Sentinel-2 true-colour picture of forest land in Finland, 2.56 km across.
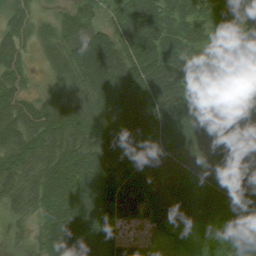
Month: August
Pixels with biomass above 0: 93%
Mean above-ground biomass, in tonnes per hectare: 71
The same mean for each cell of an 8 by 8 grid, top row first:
59 17 58 45 77 49 46 34
68 39 95 92 109 57 28 59
54 26 74 126 109 73 43 70
72 70 81 110 116 84 69 76
77 69 73 93 97 78 66 83
71 71 85 71 71 76 67 99
45 65 89 72 67 92 108 92
19 76 103 64 20 26 51 98
